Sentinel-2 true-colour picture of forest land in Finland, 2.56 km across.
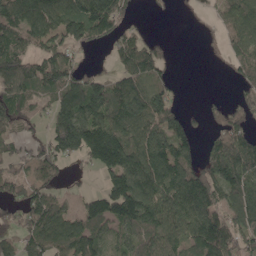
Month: May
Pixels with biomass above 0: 73%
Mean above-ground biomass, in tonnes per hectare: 106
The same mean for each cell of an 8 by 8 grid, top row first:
135 137 157 169 13 12 22 115
115 103 80 59 110 12 21 86
136 130 105 83 113 35 0 57
107 65 153 123 128 84 47 84
69 115 194 234 147 157 60 162
78 84 14 123 157 153 127 169
81 129 60 140 162 141 139 125
82 129 147 85 123 108 175 110
